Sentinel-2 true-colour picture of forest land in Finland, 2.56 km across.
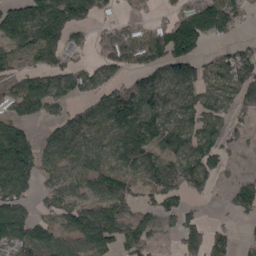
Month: May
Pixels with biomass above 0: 72%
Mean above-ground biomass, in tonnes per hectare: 92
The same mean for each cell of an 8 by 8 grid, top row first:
60 91 68 30 28 91 195 77
67 81 45 97 109 159 39 51
66 75 72 79 121 178 74 106
57 50 76 165 200 129 103 67
101 67 104 112 179 129 122 33
112 60 91 95 101 121 118 36
83 58 108 150 69 93 10 98
96 96 121 124 93 51 109 29
